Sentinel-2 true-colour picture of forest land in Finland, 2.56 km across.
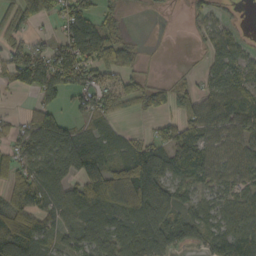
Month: October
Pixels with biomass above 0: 72%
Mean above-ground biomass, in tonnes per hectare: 63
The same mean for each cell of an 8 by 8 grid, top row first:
67 50 92 53 6 3 41 9
58 45 101 104 16 1 30 35
43 79 80 59 37 23 36 63
10 74 35 63 35 55 62 79
51 97 96 57 57 85 63 70
76 81 61 118 148 72 58 57
110 63 94 71 143 73 54 74
97 41 56 73 91 64 55 91
